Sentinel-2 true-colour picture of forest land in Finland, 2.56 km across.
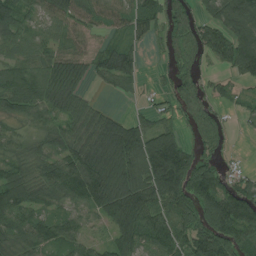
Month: July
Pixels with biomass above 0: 82%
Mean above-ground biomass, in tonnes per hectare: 87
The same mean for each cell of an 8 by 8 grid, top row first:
81 64 78 63 85 78 64 137
64 57 56 52 23 68 106 149
96 116 80 63 22 77 40 42
75 84 75 35 27 54 67 25
52 66 100 150 139 112 73 4
81 96 150 164 129 201 140 39
125 52 57 132 122 117 144 187
77 95 73 57 84 79 152 137
